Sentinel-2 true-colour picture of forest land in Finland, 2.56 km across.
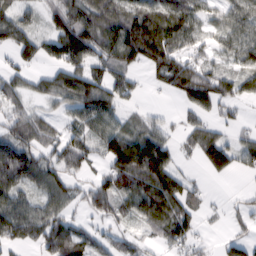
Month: February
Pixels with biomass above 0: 75%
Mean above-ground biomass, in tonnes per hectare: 61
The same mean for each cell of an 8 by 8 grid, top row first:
59 38 88 85 97 111 48 68
69 49 112 99 129 86 41 80
47 51 83 70 15 80 72 62
46 27 62 59 20 15 47 19
84 55 62 91 96 33 77 43
92 68 36 89 118 76 24 23
94 61 24 61 76 85 16 21
66 75 58 15 18 61 10 39
